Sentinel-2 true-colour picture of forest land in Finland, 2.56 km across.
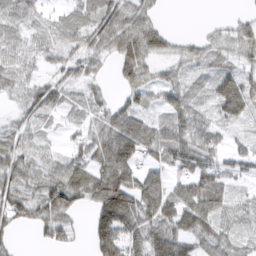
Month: March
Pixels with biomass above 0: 78%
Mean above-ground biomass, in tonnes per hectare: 54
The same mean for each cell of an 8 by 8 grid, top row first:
51 27 40 80 58 0 1 13
39 49 42 61 92 24 27 39
35 31 42 17 52 33 31 61
22 42 20 53 44 59 25 62
50 16 41 109 92 85 62 19
62 51 80 133 72 52 87 36
75 72 33 157 96 83 100 36
20 28 8 123 97 89 57 34
